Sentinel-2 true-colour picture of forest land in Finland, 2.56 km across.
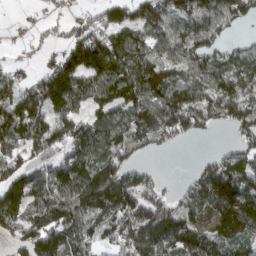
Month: March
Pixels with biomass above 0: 79%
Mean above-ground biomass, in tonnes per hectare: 105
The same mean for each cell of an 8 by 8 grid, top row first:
5 23 40 98 105 121 104 87
12 34 151 142 108 104 106 48
55 141 138 158 185 98 106 82
124 129 74 126 132 192 127 125
102 139 111 105 70 45 9 75
117 108 153 141 60 7 132 144
122 143 149 145 143 94 119 181
52 149 108 71 161 122 100 82
